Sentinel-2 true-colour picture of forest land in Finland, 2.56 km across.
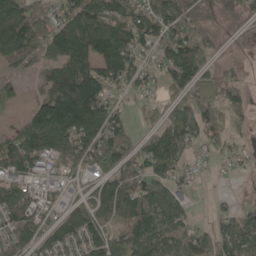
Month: May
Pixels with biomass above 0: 75%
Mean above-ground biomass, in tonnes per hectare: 77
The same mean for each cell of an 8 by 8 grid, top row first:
184 84 118 126 90 98 48 33
137 71 149 152 70 102 59 6
29 75 169 96 47 87 57 42
9 168 234 89 29 49 85 55
98 117 115 100 46 95 43 28
81 36 39 65 91 42 7 9
78 46 50 80 106 65 6 31
69 64 83 79 105 70 69 88
